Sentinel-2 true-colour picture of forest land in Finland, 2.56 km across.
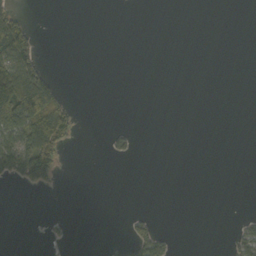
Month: October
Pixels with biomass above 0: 13%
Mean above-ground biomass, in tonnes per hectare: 16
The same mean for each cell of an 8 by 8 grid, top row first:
41 0 0 0 0 0 0 0
112 0 0 0 0 0 0 0
117 52 0 0 0 0 0 0
120 151 8 0 0 0 0 0
87 90 5 15 0 0 0 0
55 59 0 0 0 0 0 0
0 0 0 0 1 0 0 0
0 7 0 3 71 10 0 26
